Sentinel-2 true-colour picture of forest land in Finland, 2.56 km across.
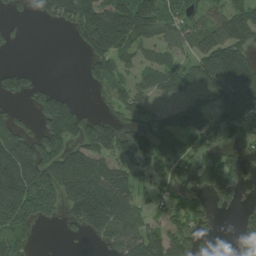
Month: July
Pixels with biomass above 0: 64%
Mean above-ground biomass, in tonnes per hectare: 106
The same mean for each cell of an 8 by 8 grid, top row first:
25 81 216 171 160 86 74 122
14 0 59 168 93 90 126 132
74 7 13 106 69 90 145 222
39 162 80 56 86 103 102 147
148 163 134 125 159 142 101 62
222 182 228 137 55 102 134 88
188 114 169 176 56 69 58 50
89 0 20 116 144 118 28 83
